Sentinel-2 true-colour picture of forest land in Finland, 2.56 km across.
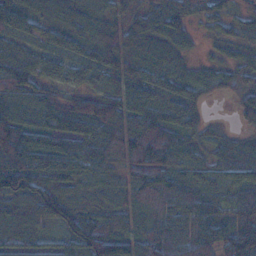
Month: November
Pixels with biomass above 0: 92%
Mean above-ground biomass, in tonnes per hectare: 77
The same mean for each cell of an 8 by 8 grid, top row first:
87 45 43 46 52 74 51 41
55 53 57 103 87 58 12 37
107 69 45 75 85 65 53 58
90 98 109 112 108 74 15 55
159 73 94 104 141 84 33 48
165 118 97 60 107 73 49 64
76 108 87 69 65 107 83 98
60 25 95 86 79 107 89 124
